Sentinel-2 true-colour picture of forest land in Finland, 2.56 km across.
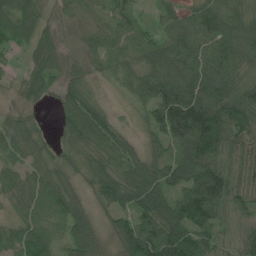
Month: July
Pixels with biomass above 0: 92%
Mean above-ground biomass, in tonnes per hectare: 67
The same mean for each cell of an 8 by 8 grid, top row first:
72 47 25 56 16 49 85 58
39 65 24 57 76 84 79 75
27 50 35 26 82 103 100 56
23 9 119 27 41 149 141 96
68 31 60 88 34 89 136 68
52 60 38 80 84 72 125 57
37 61 53 62 88 82 111 60
45 61 77 39 130 122 78 50
